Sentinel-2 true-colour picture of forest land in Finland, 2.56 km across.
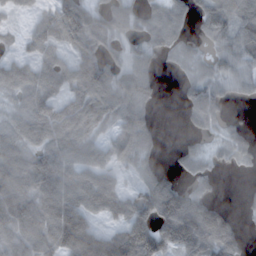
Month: November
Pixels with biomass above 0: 75%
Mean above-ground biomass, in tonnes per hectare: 78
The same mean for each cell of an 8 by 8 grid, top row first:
29 73 143 92 44 50 81 90
29 95 109 66 48 39 30 85
93 96 146 88 67 9 59 67
56 97 128 90 60 3 64 5
79 90 90 76 58 6 19 52
107 104 103 70 41 22 27 4
147 110 115 105 110 135 87 10
99 113 179 126 145 125 135 62
